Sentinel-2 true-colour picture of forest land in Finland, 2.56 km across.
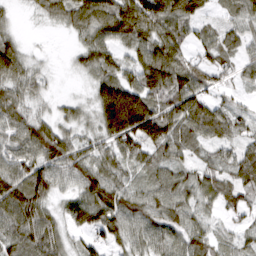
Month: March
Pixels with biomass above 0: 88%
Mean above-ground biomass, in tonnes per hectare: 71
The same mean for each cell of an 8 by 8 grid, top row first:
13 42 86 121 136 118 33 61
59 4 47 70 88 90 64 50
73 20 14 89 99 121 64 36
71 22 32 173 145 97 98 35
67 102 51 73 108 83 57 51
90 84 75 72 47 63 56 70
107 52 87 114 83 82 39 50
81 94 32 56 72 67 61 35
